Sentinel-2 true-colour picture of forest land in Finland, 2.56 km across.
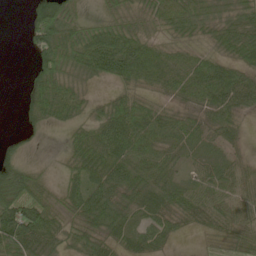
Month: May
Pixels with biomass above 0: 82%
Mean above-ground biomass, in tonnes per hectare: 44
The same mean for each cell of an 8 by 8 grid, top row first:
0 90 28 38 36 53 36 42
0 71 70 81 52 26 23 55
0 60 31 37 44 47 75 59
5 43 26 54 50 29 45 42
15 2 47 73 57 41 27 21
84 12 45 65 55 29 38 40
94 57 53 67 48 53 57 49
71 47 45 42 46 18 13 42
